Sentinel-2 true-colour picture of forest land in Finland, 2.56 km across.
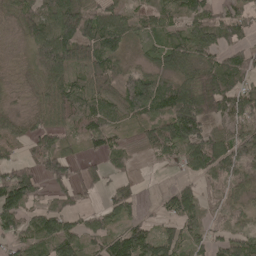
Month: May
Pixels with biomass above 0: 81%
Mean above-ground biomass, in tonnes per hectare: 67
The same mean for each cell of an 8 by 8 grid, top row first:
62 86 123 71 37 48 82 65
15 151 140 90 36 78 72 59
15 81 51 72 80 77 121 66
24 65 73 57 77 139 114 108
31 49 28 46 40 100 109 100
95 66 61 30 6 13 63 69
97 45 29 56 19 74 31 42
55 89 71 80 82 61 38 49
